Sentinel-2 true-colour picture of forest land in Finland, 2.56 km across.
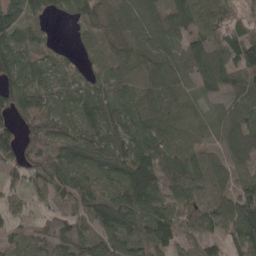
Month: May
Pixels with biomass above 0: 87%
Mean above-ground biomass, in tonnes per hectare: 77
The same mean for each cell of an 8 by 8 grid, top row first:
77 52 47 66 79 74 77 48
100 42 27 51 73 58 89 122
105 82 48 69 80 76 83 82
91 76 90 94 73 84 35 87
78 72 98 91 87 92 45 112
41 82 83 77 173 80 83 59
37 41 70 122 131 70 73 122
50 70 70 84 93 83 61 75
